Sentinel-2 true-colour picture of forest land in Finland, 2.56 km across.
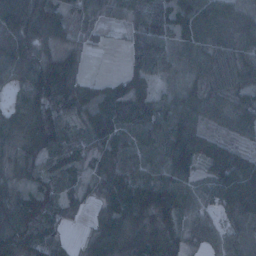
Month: January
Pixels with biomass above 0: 88%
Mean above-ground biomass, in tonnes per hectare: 64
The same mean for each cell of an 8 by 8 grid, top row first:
104 126 75 26 72 76 69 45
71 62 55 4 65 35 54 48
50 134 63 33 53 11 40 43
49 110 54 72 72 67 57 63
51 84 52 75 74 98 70 40
44 57 29 76 74 81 57 99
104 67 29 70 90 84 45 76
109 61 17 82 68 76 38 61
